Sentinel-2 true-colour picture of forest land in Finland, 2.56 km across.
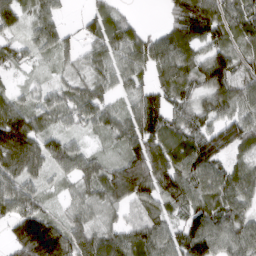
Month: March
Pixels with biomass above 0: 89%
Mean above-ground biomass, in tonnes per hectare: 80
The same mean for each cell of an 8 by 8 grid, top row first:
74 63 25 65 5 62 122 93
54 51 43 84 102 130 82 76
14 25 48 63 46 106 103 68
93 65 78 66 124 71 77 80
156 81 36 35 121 107 119 88
93 42 72 84 121 111 109 81
105 40 47 51 61 56 100 84
83 166 87 93 101 87 132 88
